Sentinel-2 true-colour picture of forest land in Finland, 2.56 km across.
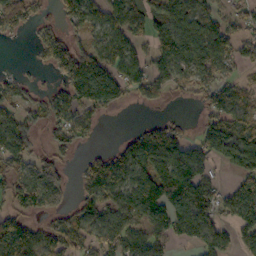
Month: October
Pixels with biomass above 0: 68%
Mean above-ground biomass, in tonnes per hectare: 89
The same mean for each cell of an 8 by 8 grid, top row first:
134 29 103 74 77 111 84 59
1 96 87 96 51 142 131 80
32 15 206 141 95 65 85 53
57 74 84 39 11 4 80 78
112 40 43 22 124 104 118 127
115 125 49 147 120 201 64 85
74 80 61 76 143 157 115 114
162 94 97 95 85 75 112 64
